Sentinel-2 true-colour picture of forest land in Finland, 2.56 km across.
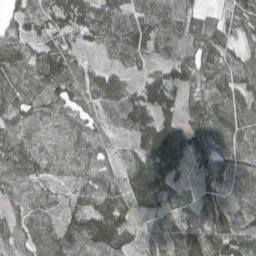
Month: April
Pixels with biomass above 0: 93%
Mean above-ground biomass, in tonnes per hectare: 67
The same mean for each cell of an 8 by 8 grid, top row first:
58 99 119 82 63 46 31 48
86 85 67 54 60 35 79 41
93 94 71 66 49 80 62 69
57 53 71 79 138 67 70 35
87 34 64 40 97 103 61 41
60 39 47 56 138 48 54 47
37 46 71 146 51 31 50 41
50 66 94 101 31 53 98 100
